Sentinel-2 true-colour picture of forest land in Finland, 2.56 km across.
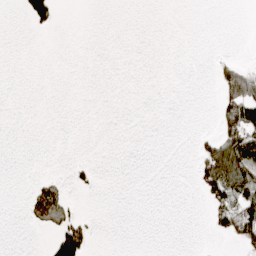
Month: April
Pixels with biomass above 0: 12%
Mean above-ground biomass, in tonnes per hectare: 16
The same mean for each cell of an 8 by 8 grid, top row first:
2 64 0 0 0 0 0 0
0 0 0 0 0 0 0 0
0 0 0 0 0 0 2 125
0 0 0 0 0 0 0 99
0 0 0 0 0 0 38 102
0 11 9 0 0 0 83 92
0 127 8 0 0 0 21 74
0 15 112 0 0 0 2 44
